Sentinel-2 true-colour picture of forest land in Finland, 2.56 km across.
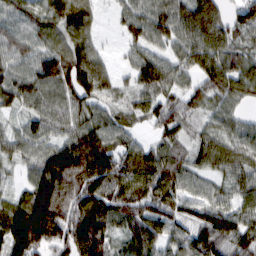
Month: February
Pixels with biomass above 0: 91%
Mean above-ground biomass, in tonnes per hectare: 90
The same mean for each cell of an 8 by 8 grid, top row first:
62 83 120 20 84 97 136 77
71 77 93 9 61 59 110 68
85 110 142 59 85 62 84 98
42 83 87 57 75 101 55 46
63 69 137 105 53 74 78 75
25 146 208 157 143 107 54 81
94 157 132 111 101 86 86 74
141 91 138 77 106 64 116 98
